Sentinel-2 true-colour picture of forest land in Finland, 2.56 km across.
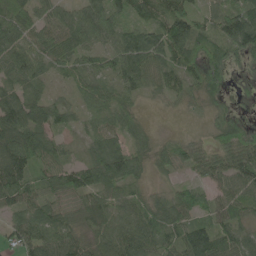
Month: May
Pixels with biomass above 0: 91%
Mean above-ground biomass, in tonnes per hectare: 59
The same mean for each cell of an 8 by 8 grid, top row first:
89 48 74 70 53 89 39 93
60 74 69 57 98 97 46 74
51 26 48 58 61 49 64 6
97 60 24 58 16 7 19 15
124 61 17 62 38 34 25 57
111 63 45 84 27 25 47 71
49 61 55 59 73 81 52 52
53 75 58 77 78 73 102 73
